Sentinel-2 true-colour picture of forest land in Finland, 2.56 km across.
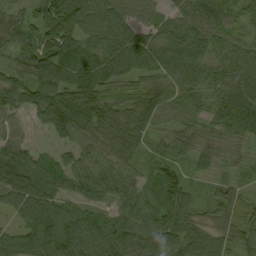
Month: September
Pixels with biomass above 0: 93%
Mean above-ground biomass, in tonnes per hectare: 64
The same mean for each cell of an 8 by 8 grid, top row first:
41 72 89 84 48 52 99 61
53 61 51 68 83 105 81 63
58 85 50 61 60 91 65 76
52 87 110 94 89 50 51 86
49 13 55 85 44 43 36 35
75 69 63 65 39 22 22 19
60 82 49 45 57 58 41 57
61 97 101 94 68 74 75 63
